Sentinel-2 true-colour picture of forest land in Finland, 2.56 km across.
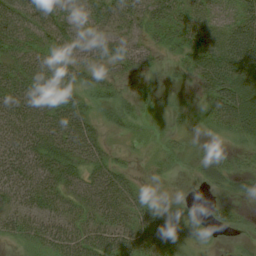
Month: August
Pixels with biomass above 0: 83%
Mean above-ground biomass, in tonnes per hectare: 38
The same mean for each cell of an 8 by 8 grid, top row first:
57 73 38 55 37 37 30 39
44 43 43 36 28 25 43 73
58 63 35 28 9 7 48 59
64 57 46 33 13 15 28 62
62 53 58 11 10 12 16 19
72 61 48 50 8 6 31 32
48 52 42 60 38 7 10 13
26 48 60 56 48 27 12 7
